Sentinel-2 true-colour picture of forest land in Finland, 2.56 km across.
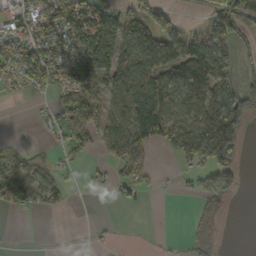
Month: October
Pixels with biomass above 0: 53%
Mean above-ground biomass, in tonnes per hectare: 58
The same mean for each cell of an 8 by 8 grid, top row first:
37 98 123 90 79 24 46 132
70 88 94 103 110 83 112 48
35 74 100 96 102 95 137 58
0 12 78 72 159 71 114 119
17 7 36 74 104 68 133 80
65 42 5 22 41 12 66 54
19 21 3 2 8 0 51 0
1 2 1 7 1 3 81 0
